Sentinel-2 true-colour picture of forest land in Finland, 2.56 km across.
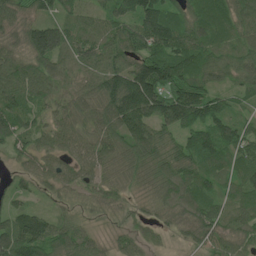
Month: June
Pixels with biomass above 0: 95%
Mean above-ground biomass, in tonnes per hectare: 78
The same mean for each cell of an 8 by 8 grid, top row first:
68 49 54 79 124 72 85 69
56 147 90 76 103 113 80 60
86 80 52 110 160 120 73 60
91 54 76 122 144 138 117 40
58 56 63 83 102 72 106 96
37 62 63 47 60 88 78 78
54 36 36 35 34 76 80 75
129 103 65 29 42 24 75 79
